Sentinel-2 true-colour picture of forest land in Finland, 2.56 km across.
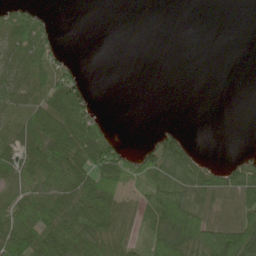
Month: May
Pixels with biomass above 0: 53%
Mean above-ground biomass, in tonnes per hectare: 38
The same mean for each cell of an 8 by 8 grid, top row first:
42 14 0 0 0 0 0 0
41 57 0 0 0 0 0 0
46 60 33 0 0 0 0 0
33 65 71 1 0 0 0 0
45 61 69 51 15 56 0 0
34 62 78 70 57 57 64 58
54 80 67 78 40 107 43 61
95 89 81 60 31 88 94 115
